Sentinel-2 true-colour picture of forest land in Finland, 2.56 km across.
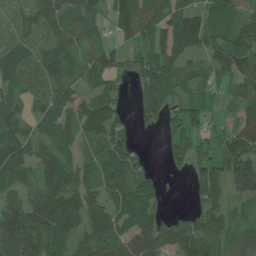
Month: June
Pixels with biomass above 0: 83%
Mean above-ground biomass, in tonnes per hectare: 85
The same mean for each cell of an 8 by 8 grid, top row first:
57 88 95 68 93 145 105 84
100 86 74 51 70 129 77 114
83 116 60 65 85 90 45 75
68 92 91 93 62 47 55 54
101 66 58 102 9 76 61 128
66 100 84 114 63 15 92 162
84 129 113 109 119 13 74 30
145 122 76 122 107 112 85 56
